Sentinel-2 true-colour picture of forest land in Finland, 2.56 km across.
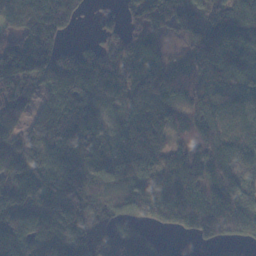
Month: November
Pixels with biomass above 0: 89%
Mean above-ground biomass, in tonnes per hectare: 124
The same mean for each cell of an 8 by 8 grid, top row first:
166 195 53 33 135 117 101 126
148 133 63 82 110 15 127 74
180 163 189 165 117 62 55 34
146 114 187 74 133 88 109 38
177 197 163 97 171 53 138 73
187 140 149 149 151 161 140 96
177 132 174 125 153 181 165 159
129 140 155 148 128 15 93 100
